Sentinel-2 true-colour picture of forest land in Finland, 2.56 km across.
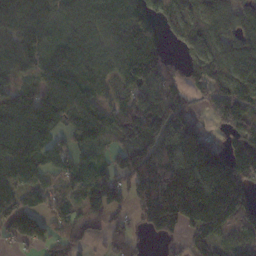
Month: November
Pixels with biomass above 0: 83%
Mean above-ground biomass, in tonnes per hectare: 115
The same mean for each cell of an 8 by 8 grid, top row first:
124 92 118 138 150 122 95 82
99 74 129 111 154 36 104 101
75 90 97 98 127 80 146 134
107 115 91 110 194 96 65 170
127 86 80 57 130 143 127 148
125 62 97 108 196 202 177 166
166 100 114 121 130 229 227 181
63 78 76 59 24 46 118 75
